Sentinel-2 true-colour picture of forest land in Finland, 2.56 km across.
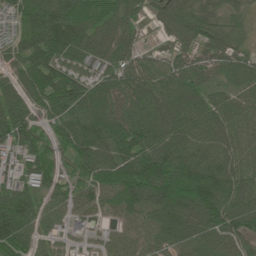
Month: June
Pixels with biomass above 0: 93%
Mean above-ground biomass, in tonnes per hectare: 92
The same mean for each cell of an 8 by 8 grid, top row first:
80 125 125 107 51 104 76 39
62 132 113 110 42 64 79 57
84 128 96 95 86 90 54 67
110 81 120 130 132 113 106 71
91 57 111 115 138 115 110 67
64 81 67 105 161 128 141 100
140 56 58 59 105 136 136 112
98 37 35 42 61 78 86 78
